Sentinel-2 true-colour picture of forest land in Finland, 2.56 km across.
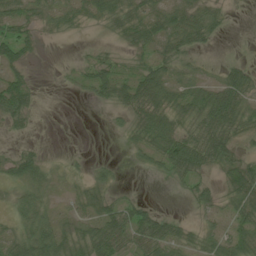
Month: July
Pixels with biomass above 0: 66%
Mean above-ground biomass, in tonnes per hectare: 35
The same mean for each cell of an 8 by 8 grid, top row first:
47 30 27 44 48 49 35 1
42 0 3 12 37 43 12 1
36 0 21 56 57 39 22 59
55 0 0 16 65 50 78 67
8 2 0 1 40 68 82 31
49 36 15 17 4 33 26 69
38 32 29 41 32 2 22 47
51 87 55 76 63 52 34 43
